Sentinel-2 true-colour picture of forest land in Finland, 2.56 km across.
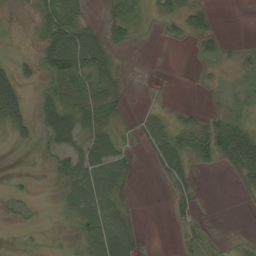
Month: September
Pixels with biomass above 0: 50%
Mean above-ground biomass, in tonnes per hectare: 18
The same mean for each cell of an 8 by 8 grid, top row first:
2 34 13 14 6 22 19 0
2 47 75 22 0 2 15 6
44 27 52 30 0 0 4 9
44 39 48 30 7 7 12 11
8 23 30 33 10 42 50 57
4 12 32 21 0 20 1 16
11 2 24 16 1 15 0 0
1 3 20 26 6 3 12 4
